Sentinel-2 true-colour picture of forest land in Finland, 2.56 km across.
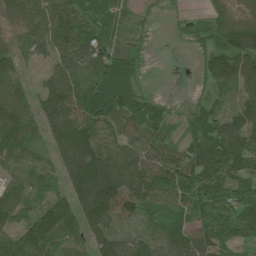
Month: June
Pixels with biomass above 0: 89%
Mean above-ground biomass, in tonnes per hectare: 91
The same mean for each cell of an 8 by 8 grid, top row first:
68 125 102 83 18 21 45 52
63 86 141 92 30 2 42 136
86 76 81 157 33 0 46 102
123 130 122 119 101 22 66 94
120 75 172 105 87 57 102 110
51 66 172 204 140 123 96 82
113 107 133 157 92 67 81 86
130 129 67 95 81 109 92 72
